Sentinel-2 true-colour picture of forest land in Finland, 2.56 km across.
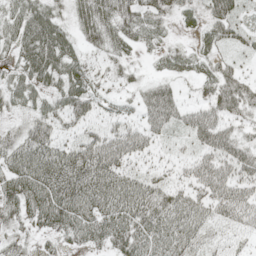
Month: May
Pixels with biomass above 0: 82%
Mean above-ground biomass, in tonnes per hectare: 46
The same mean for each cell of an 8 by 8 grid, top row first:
46 54 41 52 47 31 44 30
40 76 33 37 26 24 33 22
31 47 47 23 25 35 42 40
24 38 44 20 54 58 54 48
47 59 42 67 50 13 60 60
68 64 61 69 33 19 64 59
46 75 61 65 66 59 50 75
24 20 42 59 65 56 28 18
